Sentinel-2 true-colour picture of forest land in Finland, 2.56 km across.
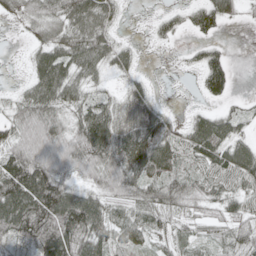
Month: May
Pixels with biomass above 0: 80%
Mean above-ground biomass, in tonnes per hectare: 52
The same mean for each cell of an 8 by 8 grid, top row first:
27 53 61 36 5 22 62 24
3 57 77 52 9 7 28 0
9 81 49 18 22 4 68 3
43 65 53 61 77 16 31 29
61 75 79 97 97 56 87 53
107 93 42 67 85 55 58 67
102 115 104 47 53 45 34 43
52 94 85 50 45 35 27 42
